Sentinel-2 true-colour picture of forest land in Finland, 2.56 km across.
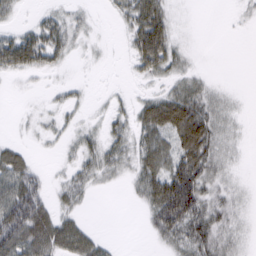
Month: March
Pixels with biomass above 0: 59%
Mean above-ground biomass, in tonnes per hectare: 27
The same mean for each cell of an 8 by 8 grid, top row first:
12 21 15 10 39 7 0 5
68 58 11 2 14 15 0 0
7 5 4 0 7 25 13 0
2 9 11 18 39 71 44 8
14 7 25 32 40 48 56 10
56 13 31 19 41 66 44 7
88 40 20 0 22 91 45 15
77 75 60 6 2 40 48 18
